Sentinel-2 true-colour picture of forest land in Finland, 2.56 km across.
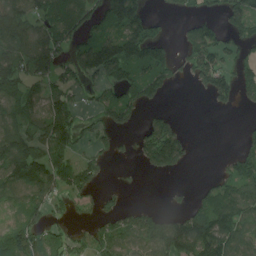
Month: July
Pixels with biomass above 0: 60%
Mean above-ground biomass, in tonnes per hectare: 89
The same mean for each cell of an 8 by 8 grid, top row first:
169 101 112 135 114 23 51 115
136 136 109 158 163 41 138 53
133 108 77 104 129 44 113 89
113 165 63 99 40 19 7 10
145 139 59 38 82 137 0 33
120 131 106 7 11 18 13 108
68 88 39 49 54 25 103 121
132 91 57 101 92 173 170 106
